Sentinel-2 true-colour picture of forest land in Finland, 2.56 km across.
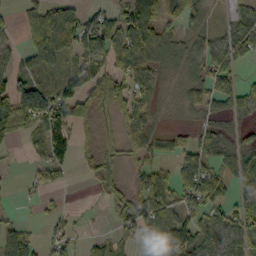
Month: October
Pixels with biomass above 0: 67%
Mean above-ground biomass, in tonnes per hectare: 59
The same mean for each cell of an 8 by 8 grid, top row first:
21 115 74 52 114 65 21 41
35 146 79 81 85 37 52 79
75 43 65 94 68 25 72 36
109 122 72 52 62 16 36 43
24 106 27 14 83 39 65 33
4 47 11 52 71 78 102 50
10 19 5 42 110 62 83 67
86 43 20 30 70 112 46 64
